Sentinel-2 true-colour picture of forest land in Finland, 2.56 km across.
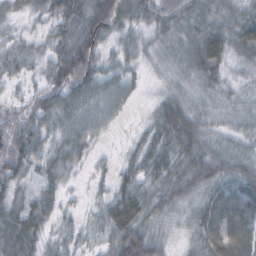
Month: October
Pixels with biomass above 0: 89%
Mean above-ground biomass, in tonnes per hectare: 45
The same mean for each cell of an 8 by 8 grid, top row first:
25 36 72 76 45 46 43 42
24 31 86 26 26 34 72 51
21 39 72 45 13 22 43 23
32 56 58 38 8 55 30 31
65 41 53 5 35 60 33 28
50 37 9 25 46 48 56 56
47 45 13 56 55 35 75 106
69 30 31 55 66 13 82 106
